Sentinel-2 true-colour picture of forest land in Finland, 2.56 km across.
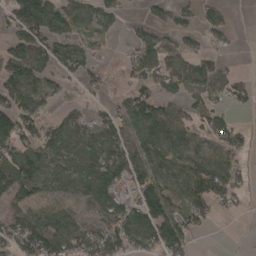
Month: April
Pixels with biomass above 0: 67%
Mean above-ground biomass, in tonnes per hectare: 72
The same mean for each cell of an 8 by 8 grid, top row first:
97 125 60 45 24 53 40 1
81 97 66 20 97 56 36 4
112 67 46 14 73 80 78 33
142 40 40 48 109 62 69 17
105 83 78 93 94 87 58 50
122 88 72 100 93 97 129 57
72 69 46 96 134 86 71 19
111 153 99 115 102 112 3 5
